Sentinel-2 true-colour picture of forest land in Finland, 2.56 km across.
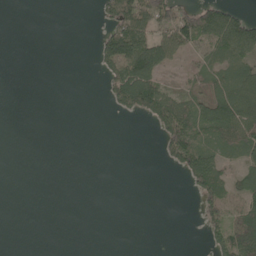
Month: May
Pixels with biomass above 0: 33%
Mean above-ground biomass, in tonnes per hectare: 33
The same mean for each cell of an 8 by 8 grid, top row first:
0 0 0 75 98 85 103 58
0 0 0 102 105 62 57 91
0 0 0 67 99 11 52 82
0 0 0 17 62 103 81 105
0 0 0 0 0 92 58 81
0 0 0 0 0 9 103 40
0 0 0 0 0 0 48 60
0 0 0 0 0 0 33 104
